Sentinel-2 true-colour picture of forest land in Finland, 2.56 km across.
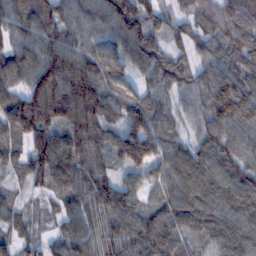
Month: February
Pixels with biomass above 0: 96%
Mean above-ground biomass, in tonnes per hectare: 94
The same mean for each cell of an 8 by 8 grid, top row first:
93 96 91 126 114 49 96 139
80 97 86 85 115 47 71 116
76 147 161 93 66 87 96 122
115 150 154 83 113 55 96 121
68 123 113 73 114 73 85 83
45 120 115 65 76 106 111 97
49 28 88 112 64 101 108 105
64 43 101 94 113 86 74 95
